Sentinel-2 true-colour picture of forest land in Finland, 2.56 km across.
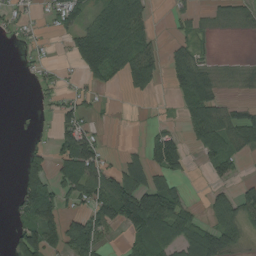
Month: August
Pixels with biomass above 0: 50%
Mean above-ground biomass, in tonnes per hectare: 55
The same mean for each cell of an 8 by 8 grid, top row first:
26 30 59 98 61 26 17 34
8 12 96 125 74 36 9 0
1 17 28 40 110 65 63 24
3 9 57 4 1 17 104 48
0 25 124 3 42 80 85 79
25 87 118 66 83 53 27 23
39 112 42 102 173 106 31 70
68 105 145 12 84 82 94 37
